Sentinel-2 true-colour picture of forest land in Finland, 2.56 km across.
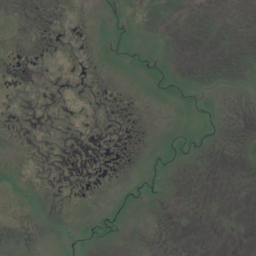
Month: July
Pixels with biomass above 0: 13%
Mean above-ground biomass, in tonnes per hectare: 3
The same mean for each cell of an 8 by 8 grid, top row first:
0 0 0 13 2 0 0 0
0 0 0 15 15 1 0 0
0 0 0 1 13 17 1 0
0 0 0 0 1 9 7 0
0 0 0 0 1 16 8 4
6 0 0 0 9 5 0 0
2 3 0 12 7 0 0 0
1 2 7 10 0 0 0 0
